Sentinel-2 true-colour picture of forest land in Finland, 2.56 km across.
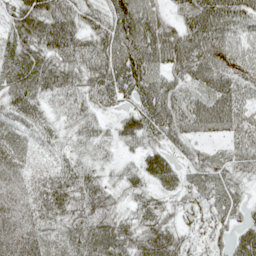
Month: May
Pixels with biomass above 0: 93%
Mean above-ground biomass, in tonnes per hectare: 56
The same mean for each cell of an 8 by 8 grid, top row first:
56 83 56 68 90 45 97 78
62 69 63 79 84 90 85 53
58 67 52 75 74 46 64 60
51 33 43 26 68 57 72 63
54 36 29 28 48 37 25 43
75 45 62 25 47 41 42 33
83 64 69 49 41 31 36 27
94 53 60 71 66 55 36 43
